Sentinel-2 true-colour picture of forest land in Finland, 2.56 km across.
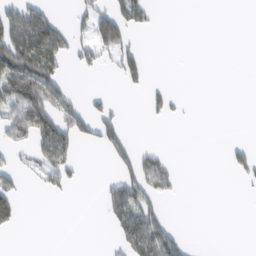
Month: February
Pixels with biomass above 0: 24%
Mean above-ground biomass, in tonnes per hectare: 34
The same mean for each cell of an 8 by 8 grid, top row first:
94 46 30 80 35 0 0 0
124 111 50 76 19 0 0 0
120 96 1 6 36 0 0 0
101 109 56 42 13 18 0 0
44 104 36 56 7 0 0 21
47 54 13 21 77 21 0 26
57 0 0 66 88 0 0 0
0 0 0 21 124 43 0 0
